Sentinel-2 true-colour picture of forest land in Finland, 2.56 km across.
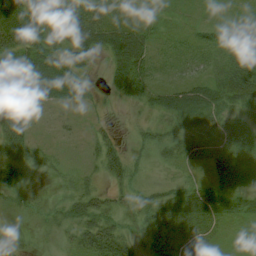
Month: August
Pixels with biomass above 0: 75%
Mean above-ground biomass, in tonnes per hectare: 26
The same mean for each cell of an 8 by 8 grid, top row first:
61 48 40 24 10 6 3 3
58 40 58 58 38 8 15 29
31 52 32 30 38 15 28 45
43 7 6 3 11 54 45 17
41 9 4 22 15 26 33 19
34 7 10 23 8 8 21 43
13 10 30 19 23 68 62 21
17 3 23 34 16 38 13 4
